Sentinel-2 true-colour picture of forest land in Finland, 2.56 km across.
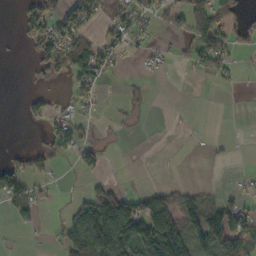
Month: October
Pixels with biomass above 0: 36%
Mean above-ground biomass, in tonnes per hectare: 34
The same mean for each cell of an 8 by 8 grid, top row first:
17 73 71 31 33 33 86 18
3 67 66 36 14 11 78 10
0 18 58 9 5 0 18 6
2 41 21 3 7 0 0 0
1 30 54 2 0 0 3 0
59 24 15 8 1 0 0 4
46 8 59 114 75 72 54 43
1 5 115 147 125 122 90 73
